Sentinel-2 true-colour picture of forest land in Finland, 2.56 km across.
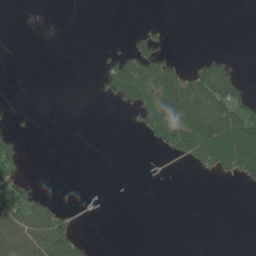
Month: June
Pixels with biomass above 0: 23%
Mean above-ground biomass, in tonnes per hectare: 21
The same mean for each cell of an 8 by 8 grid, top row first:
0 0 0 0 0 0 0 0
0 0 0 3 47 1 0 0
0 0 0 57 81 70 89 22
1 0 0 1 54 82 88 66
30 0 0 0 8 75 110 99
35 0 0 0 1 1 12 41
72 40 2 0 0 0 0 0
57 75 32 0 0 0 0 0
